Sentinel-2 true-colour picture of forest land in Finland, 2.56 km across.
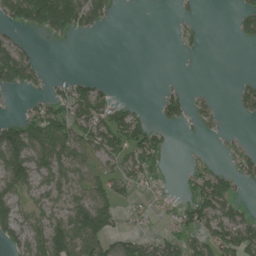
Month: July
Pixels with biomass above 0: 48%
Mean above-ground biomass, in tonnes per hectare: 46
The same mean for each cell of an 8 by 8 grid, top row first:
76 149 101 22 0 6 0 37
66 1 0 0 0 6 3 4
75 18 29 5 0 2 0 13
6 64 81 75 13 46 26 26
115 99 79 79 98 4 2 10
105 58 48 65 59 6 65 37
58 45 89 74 23 43 104 38
48 118 110 68 47 57 78 91
